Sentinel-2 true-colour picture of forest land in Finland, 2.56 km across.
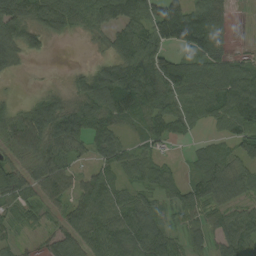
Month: August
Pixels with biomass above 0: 82%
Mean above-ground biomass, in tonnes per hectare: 62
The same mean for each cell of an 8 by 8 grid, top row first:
86 87 72 75 81 132 102 0
71 18 2 54 85 63 105 6
8 3 38 104 93 97 81 97
37 68 79 84 63 64 61 125
63 75 46 65 30 14 27 73
71 86 44 46 52 25 94 85
35 33 68 66 66 44 58 54
19 29 83 95 86 31 51 89
